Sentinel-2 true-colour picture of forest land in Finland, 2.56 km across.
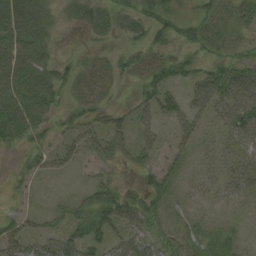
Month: August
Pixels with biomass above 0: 62%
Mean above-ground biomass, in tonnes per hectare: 28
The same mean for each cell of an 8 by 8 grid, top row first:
47 29 25 34 30 24 26 31
49 25 6 15 32 21 22 19
60 45 27 24 28 28 54 52
66 38 26 25 24 31 28 64
20 17 31 31 24 25 9 35
9 13 6 16 19 22 17 32
11 11 27 57 48 12 6 9
43 34 48 33 29 21 19 10
